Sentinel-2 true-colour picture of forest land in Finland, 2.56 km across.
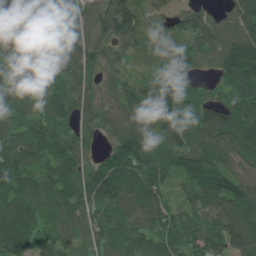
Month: June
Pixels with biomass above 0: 94%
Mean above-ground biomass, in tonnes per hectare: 112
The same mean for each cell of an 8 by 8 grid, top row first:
89 100 103 183 75 71 77 122
97 120 147 120 54 81 115 177
106 77 102 72 68 136 55 189
106 124 90 84 122 129 128 152
148 128 87 60 105 106 136 119
156 117 109 126 137 78 124 108
149 93 98 125 142 72 131 163
124 61 77 102 103 109 137 158
